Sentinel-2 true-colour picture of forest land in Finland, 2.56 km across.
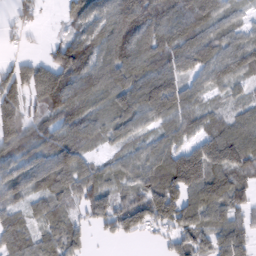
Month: February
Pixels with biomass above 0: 86%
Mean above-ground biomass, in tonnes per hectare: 87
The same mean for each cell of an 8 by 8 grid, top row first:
35 5 73 99 111 92 102 42
12 35 110 114 101 108 104 97
122 117 101 122 115 106 68 60
123 65 84 87 97 114 52 54
96 70 85 43 60 87 121 134
85 111 95 60 96 169 147 85
64 70 46 102 134 157 123 78
90 67 49 29 17 68 78 93
